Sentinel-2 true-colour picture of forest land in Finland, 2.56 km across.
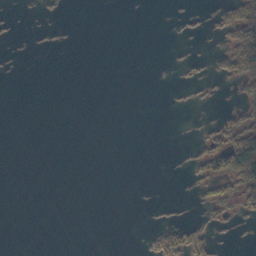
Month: October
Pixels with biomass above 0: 13%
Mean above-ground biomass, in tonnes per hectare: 10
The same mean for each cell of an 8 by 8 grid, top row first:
3 2 0 0 0 4 8 71
1 2 0 0 0 2 2 91
0 0 0 0 0 4 13 34
0 0 0 0 0 3 2 28
0 0 0 0 0 1 28 96
0 0 0 0 0 1 33 87
0 0 0 0 1 4 18 24
0 0 0 0 5 38 27 2
